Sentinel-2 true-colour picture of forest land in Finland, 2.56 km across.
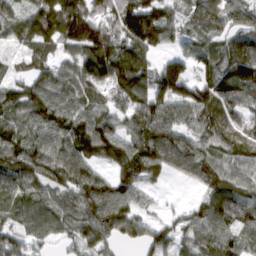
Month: March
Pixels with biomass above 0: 88%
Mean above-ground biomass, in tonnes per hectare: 92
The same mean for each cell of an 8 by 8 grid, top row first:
73 133 136 102 158 63 96 77
38 70 104 146 133 43 71 112
56 92 103 122 106 197 84 113
82 118 91 65 106 109 113 70
103 100 121 108 116 125 89 68
116 95 105 59 91 45 94 77
74 84 102 125 49 23 89 95
87 59 79 70 72 66 93 58
